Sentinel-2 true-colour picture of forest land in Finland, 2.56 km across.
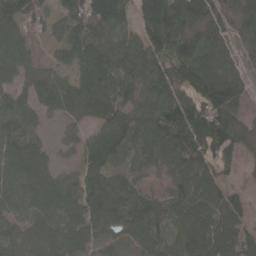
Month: April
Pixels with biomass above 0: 86%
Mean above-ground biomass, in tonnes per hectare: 92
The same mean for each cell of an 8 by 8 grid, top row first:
140 60 138 178 144 177 115 81
131 48 131 125 141 104 84 37
79 119 108 124 106 93 144 68
100 62 107 132 97 122 111 54
87 29 61 108 77 101 86 65
89 84 54 87 23 61 66 17
70 94 88 148 101 69 84 51
57 108 75 58 112 53 101 78
